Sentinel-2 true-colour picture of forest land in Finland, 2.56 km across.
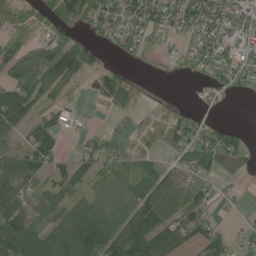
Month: June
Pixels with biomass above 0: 68%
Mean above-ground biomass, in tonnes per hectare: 53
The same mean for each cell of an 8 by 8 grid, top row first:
48 49 68 68 97 77 85 59
50 70 77 19 35 16 68 71
82 99 44 63 4 3 25 44
94 46 17 25 15 23 15 0
35 92 24 36 21 58 76 50
51 36 54 60 65 42 43 24
59 36 61 71 89 73 44 11
103 85 116 100 97 64 68 20
